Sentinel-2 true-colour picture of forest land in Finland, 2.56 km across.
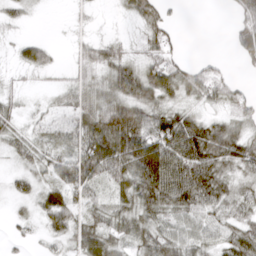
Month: March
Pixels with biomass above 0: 75%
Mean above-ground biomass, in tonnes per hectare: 40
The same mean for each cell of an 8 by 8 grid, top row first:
19 1 6 4 48 6 0 44
17 24 21 33 27 20 0 49
10 6 30 50 60 54 51 13
26 18 52 69 54 44 20 32
35 28 59 98 93 99 94 73
23 37 78 55 95 90 79 34
8 45 32 33 51 51 46 38
11 17 43 44 45 50 33 54
